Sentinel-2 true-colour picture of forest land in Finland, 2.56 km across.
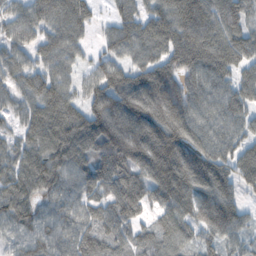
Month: November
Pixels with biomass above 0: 91%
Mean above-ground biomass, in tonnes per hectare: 112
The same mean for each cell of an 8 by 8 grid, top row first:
78 100 105 53 58 134 138 100
96 108 68 82 118 138 177 135
95 133 67 154 148 128 134 96
74 139 104 184 155 155 101 101
74 127 117 176 152 157 119 97
106 143 101 132 105 159 144 112
127 75 87 105 85 104 128 81
68 97 103 99 83 91 64 61
